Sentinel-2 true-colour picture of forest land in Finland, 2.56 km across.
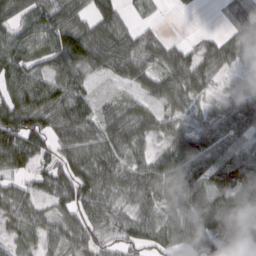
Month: March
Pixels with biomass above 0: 86%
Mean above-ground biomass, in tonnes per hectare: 75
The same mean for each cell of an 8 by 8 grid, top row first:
72 77 65 87 11 5 1 64
81 79 133 112 69 57 47 50
91 75 68 36 78 82 48 9
146 115 132 46 57 43 35 101
131 84 85 81 48 74 93 62
65 91 107 74 72 106 110 141
65 42 98 55 57 63 135 140
46 46 68 59 66 67 100 101
